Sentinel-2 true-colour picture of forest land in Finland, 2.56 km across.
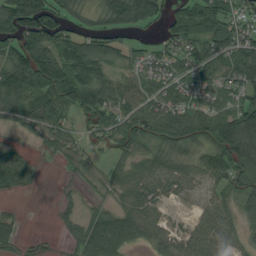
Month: August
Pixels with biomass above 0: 78%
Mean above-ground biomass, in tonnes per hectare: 65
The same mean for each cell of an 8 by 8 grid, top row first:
136 102 39 74 92 76 104 61
83 102 113 65 34 50 82 82
129 142 129 56 57 60 54 76
82 96 64 75 86 73 63 88
22 44 39 52 61 77 66 122
76 2 23 41 64 57 47 70
8 1 25 39 66 8 49 43
32 9 58 108 50 47 94 37
